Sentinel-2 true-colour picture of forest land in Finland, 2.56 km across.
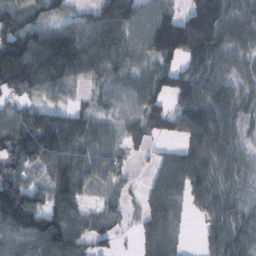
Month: February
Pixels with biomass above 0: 85%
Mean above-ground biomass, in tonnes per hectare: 77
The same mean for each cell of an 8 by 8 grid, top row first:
99 73 40 117 79 77 177 96
171 149 118 98 73 129 114 69
155 104 52 51 64 91 77 62
53 62 47 37 76 60 53 69
119 108 79 37 32 28 92 53
95 61 93 59 13 73 71 51
203 102 49 32 43 41 51 63
82 139 74 31 36 31 31 66
